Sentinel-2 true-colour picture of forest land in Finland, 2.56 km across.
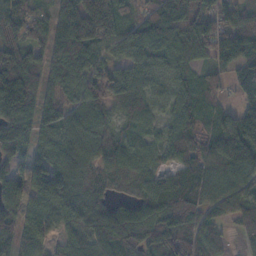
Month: November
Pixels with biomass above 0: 92%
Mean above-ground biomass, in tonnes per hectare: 100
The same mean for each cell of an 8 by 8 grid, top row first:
170 65 211 129 59 112 90 105
132 97 133 74 93 89 106 109
219 91 100 110 70 71 80 97
159 102 85 60 65 72 82 115
104 97 97 90 54 89 97 196
94 137 96 98 83 73 86 97
110 93 100 73 99 165 82 82
97 46 88 123 105 103 60 28
